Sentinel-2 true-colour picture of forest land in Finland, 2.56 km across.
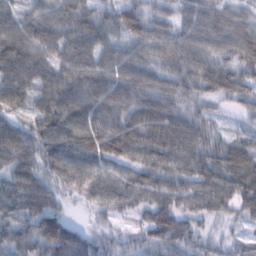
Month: February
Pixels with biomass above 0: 95%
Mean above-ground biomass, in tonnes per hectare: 73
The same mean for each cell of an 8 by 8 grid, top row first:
68 68 79 63 74 48 82 57
117 103 84 59 67 83 75 87
99 84 94 83 73 65 85 69
56 94 100 86 85 62 35 28
85 84 92 100 92 95 72 53
72 57 72 69 75 77 86 91
79 78 16 57 62 71 67 58
75 110 88 41 48 80 33 23
